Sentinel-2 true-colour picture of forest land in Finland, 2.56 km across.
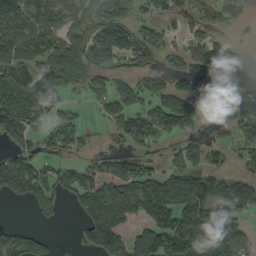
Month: September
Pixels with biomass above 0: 60%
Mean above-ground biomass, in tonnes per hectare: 78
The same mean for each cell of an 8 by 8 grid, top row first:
97 94 86 85 35 50 54 64
105 115 125 134 76 33 78 18
89 90 85 69 50 50 9 6
139 72 29 51 70 127 18 31
62 59 43 22 43 31 52 57
134 81 75 93 105 103 96 53
6 41 79 190 131 178 131 86
74 26 41 145 126 153 162 89
